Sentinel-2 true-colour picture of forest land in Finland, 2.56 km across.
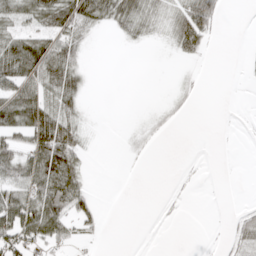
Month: April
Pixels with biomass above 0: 41%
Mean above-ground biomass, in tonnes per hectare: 26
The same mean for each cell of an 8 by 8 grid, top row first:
50 62 73 47 37 31 64 0
70 60 29 0 6 22 14 2
72 63 28 0 0 3 1 1
90 68 26 0 2 7 0 1
45 90 33 0 7 0 0 0
59 83 42 0 0 2 1 0
83 83 48 0 0 4 0 8
63 55 15 0 0 0 1 26
